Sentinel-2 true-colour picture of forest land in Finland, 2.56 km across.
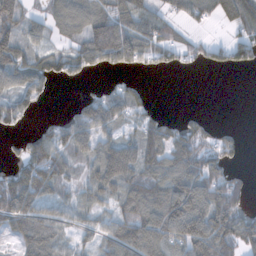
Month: November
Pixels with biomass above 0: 68%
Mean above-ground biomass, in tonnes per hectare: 77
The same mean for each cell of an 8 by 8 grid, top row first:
104 60 101 99 87 45 58 127
127 45 93 177 88 66 46 78
80 67 26 11 11 0 0 0
86 7 70 92 48 9 11 0
19 101 96 90 110 97 69 53
90 101 40 143 88 111 138 32
139 64 59 52 116 155 161 88
45 87 38 77 133 119 161 114
